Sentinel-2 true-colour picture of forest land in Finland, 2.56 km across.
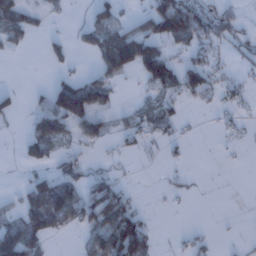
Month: January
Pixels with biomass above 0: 40%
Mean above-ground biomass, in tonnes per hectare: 36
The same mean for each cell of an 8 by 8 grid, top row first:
70 15 4 32 45 138 67 24
14 25 16 81 85 35 53 27
0 10 37 43 52 79 59 22
5 71 117 35 35 29 7 18
7 65 27 11 21 17 0 11
1 30 49 38 1 11 1 0
30 105 80 93 15 3 0 0
99 41 16 106 80 7 14 4
